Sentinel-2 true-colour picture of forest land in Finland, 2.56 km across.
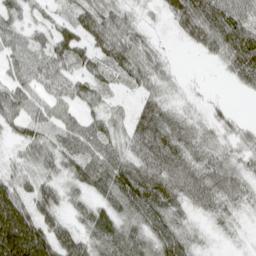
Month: April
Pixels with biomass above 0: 88%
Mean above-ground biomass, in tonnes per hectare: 64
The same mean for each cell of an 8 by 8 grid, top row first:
40 27 61 57 20 88 127 80
50 61 69 77 46 6 58 131
48 52 48 37 58 22 2 48
61 53 40 33 73 43 19 8
33 57 74 56 108 101 48 43
58 50 69 108 113 122 81 51
119 72 48 74 115 72 64 33
181 114 78 95 71 98 17 10
